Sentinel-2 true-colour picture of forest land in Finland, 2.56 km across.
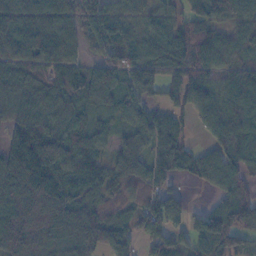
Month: November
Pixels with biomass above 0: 87%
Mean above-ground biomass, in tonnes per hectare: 81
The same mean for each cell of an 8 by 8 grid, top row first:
81 82 71 63 36 40 60 66
73 105 55 64 62 84 97 56
63 69 82 92 73 63 72 81
62 73 68 62 56 60 78 95
148 116 101 51 72 87 37 95
170 147 96 72 93 58 49 60
155 140 91 54 88 74 40 90
121 97 113 101 69 60 112 63
